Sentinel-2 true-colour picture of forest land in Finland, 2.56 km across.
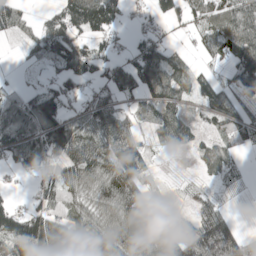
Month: May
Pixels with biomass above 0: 75%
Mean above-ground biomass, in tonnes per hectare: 70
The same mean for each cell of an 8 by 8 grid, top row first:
59 33 125 97 23 41 73 85
6 87 69 34 77 20 47 117
11 32 94 70 100 92 40 107
94 101 46 75 61 72 58 74
106 102 108 103 52 59 35 46
25 36 100 107 69 3 22 18
56 84 65 94 94 9 51 2
139 187 108 96 108 83 130 63
